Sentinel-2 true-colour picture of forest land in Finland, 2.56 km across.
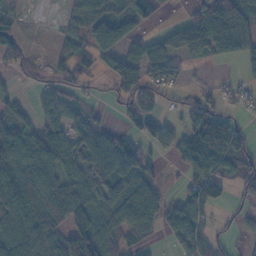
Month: November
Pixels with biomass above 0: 66%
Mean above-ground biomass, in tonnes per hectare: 57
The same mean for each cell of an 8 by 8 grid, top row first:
18 1 57 76 55 11 109 93
38 11 51 67 57 59 80 67
7 26 34 58 89 49 5 20
30 50 42 9 63 13 66 17
106 80 55 76 47 55 174 79
72 68 64 80 66 7 99 85
75 77 102 89 80 52 71 24
76 67 130 44 32 46 50 18
